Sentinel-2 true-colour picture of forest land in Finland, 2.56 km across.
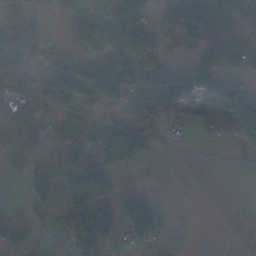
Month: November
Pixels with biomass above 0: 51%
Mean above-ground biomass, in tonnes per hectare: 56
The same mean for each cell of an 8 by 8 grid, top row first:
50 21 71 132 103 94 109 99
104 22 19 38 55 24 56 66
92 59 120 158 64 74 65 21
102 38 33 29 88 76 73 125
77 52 43 72 56 7 8 19
13 115 117 48 2 0 0 0
10 71 110 83 85 2 0 0
61 4 108 68 73 4 0 0
